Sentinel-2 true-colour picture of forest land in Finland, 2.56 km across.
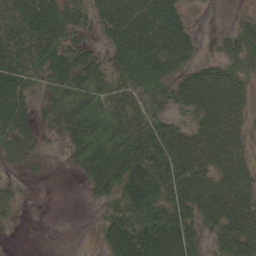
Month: June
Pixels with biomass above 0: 80%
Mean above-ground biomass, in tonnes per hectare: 66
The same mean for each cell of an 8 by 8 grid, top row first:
80 99 50 71 80 63 2 7
79 98 49 60 101 87 10 66
76 74 101 75 96 50 72 59
70 61 118 106 80 35 81 51
74 47 93 114 124 94 83 46
11 9 28 106 121 108 72 64
20 0 1 64 109 84 79 77
0 0 2 76 109 103 42 83
